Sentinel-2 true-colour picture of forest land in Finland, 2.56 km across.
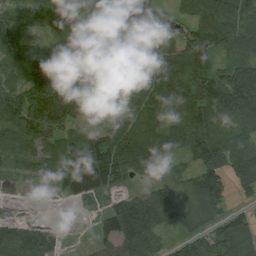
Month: August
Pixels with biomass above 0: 89%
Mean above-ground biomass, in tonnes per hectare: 101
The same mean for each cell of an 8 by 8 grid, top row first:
79 79 89 119 95 39 117 98
121 45 81 130 64 82 140 111
84 146 44 117 105 161 129 139
146 207 111 102 127 136 145 135
112 85 104 125 139 117 152 112
50 84 159 106 51 62 154 126
8 3 16 71 145 130 127 27
105 84 9 96 127 50 79 140
